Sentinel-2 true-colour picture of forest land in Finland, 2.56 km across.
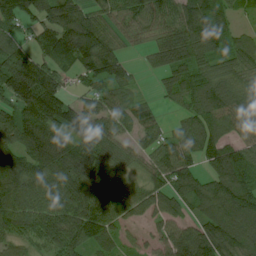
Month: July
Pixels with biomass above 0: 87%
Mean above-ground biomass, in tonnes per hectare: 99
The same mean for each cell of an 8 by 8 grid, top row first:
113 98 111 72 104 115 138 38
84 91 179 89 41 137 107 96
174 145 52 92 11 80 112 84
110 158 101 91 63 28 115 118
120 176 133 93 58 81 100 83
145 113 114 100 50 99 79 116
101 96 119 97 75 66 97 140
66 84 96 80 31 106 140 133
